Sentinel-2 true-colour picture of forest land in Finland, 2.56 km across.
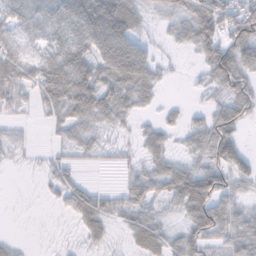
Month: November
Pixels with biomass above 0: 72%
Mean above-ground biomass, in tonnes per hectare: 39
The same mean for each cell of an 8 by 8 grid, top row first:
45 58 110 115 26 29 77 70
44 44 66 89 35 10 61 60
47 78 79 43 53 3 24 58
15 26 47 38 16 8 23 44
21 9 35 17 32 13 52 44
1 17 15 0 46 56 63 38
0 3 51 28 33 27 70 31
11 0 13 16 54 33 48 50
